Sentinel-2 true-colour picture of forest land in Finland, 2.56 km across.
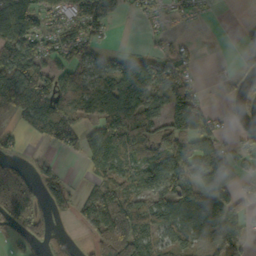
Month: October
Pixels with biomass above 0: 63%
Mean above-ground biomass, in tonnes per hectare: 63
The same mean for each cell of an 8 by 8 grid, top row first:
108 45 68 53 21 16 5 1
93 51 65 14 5 29 0 24
119 93 79 79 36 59 2 42
87 120 88 118 85 127 48 7
24 37 46 87 74 71 64 16
145 43 5 62 62 97 107 28
234 58 49 129 83 83 97 70
28 55 10 148 79 68 47 46
